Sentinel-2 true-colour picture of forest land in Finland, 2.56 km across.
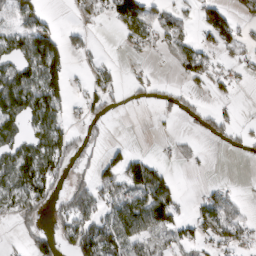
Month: March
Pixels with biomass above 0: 46%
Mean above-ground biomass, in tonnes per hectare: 48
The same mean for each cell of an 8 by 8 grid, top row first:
46 23 23 46 92 39 62 27
72 106 31 1 26 33 38 36
115 98 11 39 16 13 45 12
104 106 26 24 3 27 26 8
83 102 30 16 3 17 8 17
119 104 19 63 129 19 2 0
71 39 91 61 117 67 57 30
8 49 92 86 60 36 48 46
